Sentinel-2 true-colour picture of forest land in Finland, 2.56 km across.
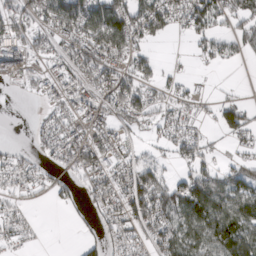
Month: March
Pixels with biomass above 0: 60%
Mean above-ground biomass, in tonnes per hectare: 43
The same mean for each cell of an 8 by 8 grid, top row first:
56 61 113 104 82 49 72 49
66 38 60 79 31 1 31 30
18 24 44 54 39 18 9 1
0 25 34 44 51 29 10 56
8 32 54 42 17 36 20 24
38 22 37 48 75 27 49 48
20 5 13 48 76 87 104 82
18 1 15 24 30 66 80 95
